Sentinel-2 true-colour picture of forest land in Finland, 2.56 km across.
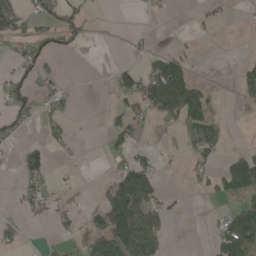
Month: May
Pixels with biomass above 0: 33%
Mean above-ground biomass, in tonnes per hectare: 40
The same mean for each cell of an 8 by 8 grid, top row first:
102 70 64 1 3 2 16 4
47 57 18 1 13 15 0 1
50 48 3 26 80 126 11 47
47 44 5 28 48 90 73 5
22 36 4 25 17 12 82 4
18 41 4 45 101 1 45 88
12 43 24 124 107 10 2 72
24 6 38 123 121 2 13 129
